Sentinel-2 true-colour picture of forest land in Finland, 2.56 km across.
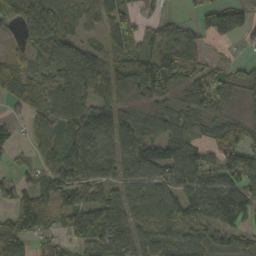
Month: October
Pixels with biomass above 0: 78%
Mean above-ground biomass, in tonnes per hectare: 73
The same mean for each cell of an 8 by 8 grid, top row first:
103 105 55 74 29 24 86 98
32 81 72 61 60 100 23 8
68 58 95 108 106 87 98 53
21 81 89 96 54 69 89 21
33 50 104 70 110 117 44 63
34 49 85 52 78 73 76 93
86 100 90 89 89 91 112 134
102 29 44 76 65 64 95 79
